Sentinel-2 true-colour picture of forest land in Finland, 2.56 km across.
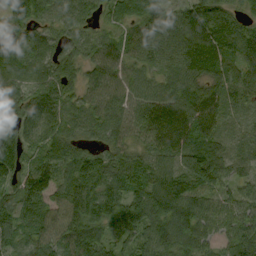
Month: September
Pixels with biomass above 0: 97%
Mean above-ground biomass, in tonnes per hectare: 97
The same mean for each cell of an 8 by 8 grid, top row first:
120 83 76 76 117 94 125 60
139 81 78 75 103 107 137 106
88 102 83 100 76 77 91 83
106 102 68 102 98 111 94 50
109 77 62 75 72 101 96 50
102 109 117 115 94 110 158 67
103 92 120 113 138 116 81 100
77 97 125 82 95 112 70 136
